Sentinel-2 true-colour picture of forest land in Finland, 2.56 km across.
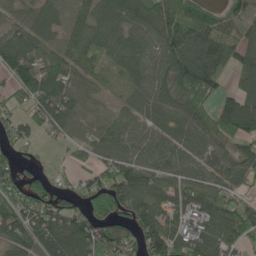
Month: May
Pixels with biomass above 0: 84%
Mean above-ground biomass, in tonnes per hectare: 79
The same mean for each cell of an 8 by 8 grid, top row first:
49 59 43 82 81 137 98 54
108 63 59 56 60 125 114 76
85 108 53 13 69 126 109 58
39 90 65 31 70 90 79 143
47 15 48 73 65 81 91 63
63 33 37 86 85 63 71 79
89 106 63 127 94 76 90 67
76 102 113 113 110 115 132 83
